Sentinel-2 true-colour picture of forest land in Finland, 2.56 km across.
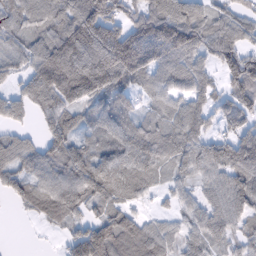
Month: February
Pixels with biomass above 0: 86%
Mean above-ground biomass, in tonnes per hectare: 88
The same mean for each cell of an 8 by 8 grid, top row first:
84 87 143 112 99 122 69 62
69 121 161 198 156 142 87 89
55 163 225 141 82 83 59 139
61 86 83 92 40 70 70 89
60 78 57 81 91 78 77 91
75 80 106 118 85 51 66 106
22 81 72 68 25 42 70 96
0 2 100 132 106 64 75 64
